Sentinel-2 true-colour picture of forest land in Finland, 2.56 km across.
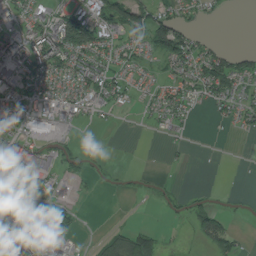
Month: July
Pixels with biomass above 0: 49%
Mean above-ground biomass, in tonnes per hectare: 36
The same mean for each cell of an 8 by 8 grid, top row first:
46 49 82 89 59 44 16 0
79 96 82 41 37 87 34 21
61 54 62 47 19 33 69 56
65 59 32 21 14 38 11 35
70 40 7 0 0 10 4 1
47 57 21 3 4 1 0 1
31 39 15 0 1 11 34 3
89 58 14 34 69 3 56 20
